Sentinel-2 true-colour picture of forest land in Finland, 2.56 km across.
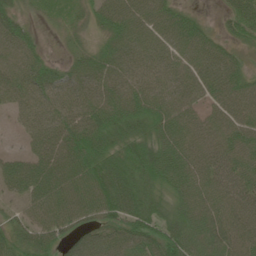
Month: June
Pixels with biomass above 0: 92%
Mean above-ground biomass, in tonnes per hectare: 62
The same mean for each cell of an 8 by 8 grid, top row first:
44 19 28 60 67 58 12 63
63 14 27 56 63 66 62 28
60 72 63 65 58 68 82 54
32 62 66 75 59 77 46 71
7 68 84 58 56 85 67 90
75 77 92 61 55 83 69 80
27 79 85 58 52 53 79 77
54 67 62 75 94 87 86 72
